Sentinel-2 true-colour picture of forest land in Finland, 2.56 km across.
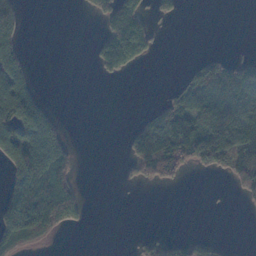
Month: November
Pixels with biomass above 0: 36%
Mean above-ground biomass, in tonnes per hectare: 67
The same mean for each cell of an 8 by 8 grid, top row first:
111 0 4 124 79 22 0 0
87 0 0 141 85 0 3 1
161 0 0 19 0 16 137 107
204 61 0 0 18 118 133 116
225 175 6 0 150 142 183 153
143 252 26 0 67 47 17 107
197 238 68 0 0 0 1 7
159 58 0 0 42 31 32 0
